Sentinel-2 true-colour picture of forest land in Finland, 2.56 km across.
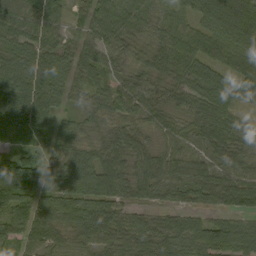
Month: September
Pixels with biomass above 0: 93%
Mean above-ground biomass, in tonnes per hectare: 80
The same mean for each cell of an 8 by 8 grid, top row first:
87 88 43 101 77 54 89 116
91 83 64 70 59 102 59 75
127 99 61 54 66 77 84 59
155 113 52 74 72 53 90 43
29 57 61 75 54 62 80 57
200 89 116 113 88 70 72 83
100 83 99 79 49 52 49 69
72 82 70 81 94 94 117 102
